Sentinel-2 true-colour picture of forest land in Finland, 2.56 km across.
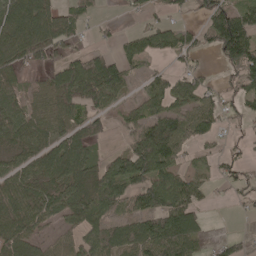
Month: May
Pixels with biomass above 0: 67%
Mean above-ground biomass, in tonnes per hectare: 69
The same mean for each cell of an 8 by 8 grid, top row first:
108 101 52 5 28 26 78 79
131 109 24 26 59 66 49 179
45 54 140 120 34 47 24 78
68 80 55 43 59 69 59 38
73 76 95 10 109 87 34 16
83 90 98 91 107 74 26 40
97 76 101 75 96 119 18 10
103 29 69 68 108 132 28 40
